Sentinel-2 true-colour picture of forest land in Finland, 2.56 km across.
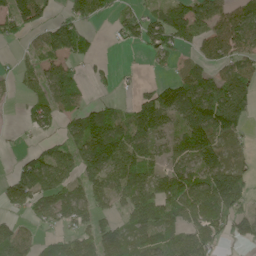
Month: June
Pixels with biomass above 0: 68%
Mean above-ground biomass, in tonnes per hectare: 76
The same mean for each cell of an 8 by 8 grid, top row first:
78 39 76 36 61 100 86 74
16 81 68 8 50 64 63 67
40 92 44 18 10 75 84 95
8 72 72 70 100 115 150 109
9 41 104 173 87 62 123 26
60 114 86 95 116 113 133 93
40 90 94 50 123 112 134 76
100 38 76 107 77 86 82 51
